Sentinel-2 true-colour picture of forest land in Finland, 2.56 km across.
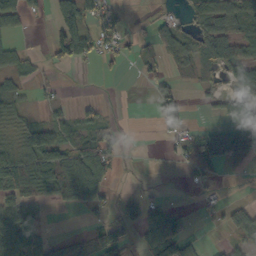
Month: October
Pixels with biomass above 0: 50%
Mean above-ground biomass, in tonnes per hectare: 38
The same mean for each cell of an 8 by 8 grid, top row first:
57 22 80 41 8 25 62 69
30 34 77 38 25 67 62 58
43 16 1 6 22 27 34 64
37 20 24 5 0 52 13 72
38 82 62 50 1 31 50 81
84 67 77 30 3 3 19 8
54 12 14 20 73 17 11 35
59 25 21 76 36 48 4 25
